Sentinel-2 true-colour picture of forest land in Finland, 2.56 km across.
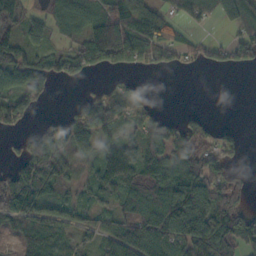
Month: October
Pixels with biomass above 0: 68%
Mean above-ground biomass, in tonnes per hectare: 77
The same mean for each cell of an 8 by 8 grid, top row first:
104 60 101 99 87 45 58 127
127 45 93 177 88 66 46 78
80 67 26 11 11 0 0 0
86 7 70 92 48 9 11 0
19 101 96 90 110 97 69 53
90 101 40 143 88 111 138 32
139 64 59 52 116 155 161 88
45 87 38 77 133 119 161 114
